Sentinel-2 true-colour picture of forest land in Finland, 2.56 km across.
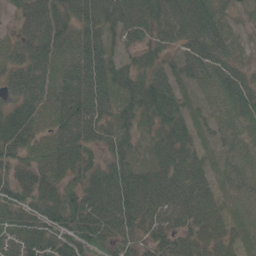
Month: May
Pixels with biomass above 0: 90%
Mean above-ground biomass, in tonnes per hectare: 49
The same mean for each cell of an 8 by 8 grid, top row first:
26 71 67 64 78 70 57 13
45 67 69 30 47 41 64 11
58 48 71 58 63 50 34 37
57 56 76 47 51 40 25 38
68 51 64 43 26 47 20 28
35 46 54 48 54 53 33 36
40 49 72 64 71 57 54 19
44 52 71 44 35 50 50 24
